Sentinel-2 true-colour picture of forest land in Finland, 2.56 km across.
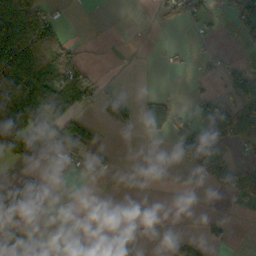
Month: October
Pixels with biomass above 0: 35%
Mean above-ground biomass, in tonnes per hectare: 44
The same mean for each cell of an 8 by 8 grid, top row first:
148 58 0 0 1 31 30 81
210 90 13 1 1 8 6 9
155 113 84 3 0 1 8 87
147 132 51 58 48 38 80 75
130 121 109 8 5 48 79 45
26 21 12 16 0 0 38 57
133 57 0 1 2 0 0 10
27 10 0 23 11 24 33 0
